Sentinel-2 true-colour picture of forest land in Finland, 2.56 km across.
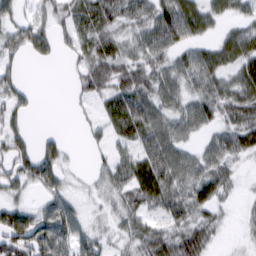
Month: March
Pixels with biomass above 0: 75%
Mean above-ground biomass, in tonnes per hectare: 42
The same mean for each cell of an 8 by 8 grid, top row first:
26 32 53 53 50 76 48 27
36 35 45 44 44 44 37 60
33 0 36 63 52 52 58 51
35 0 10 52 65 45 49 57
39 29 6 34 56 53 32 52
41 57 9 42 74 61 57 16
46 42 20 19 41 55 42 8
92 87 46 21 46 56 36 6
